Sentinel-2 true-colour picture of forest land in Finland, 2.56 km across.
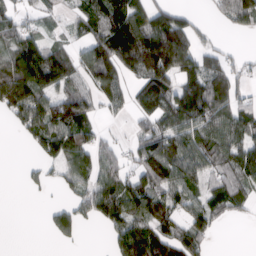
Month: March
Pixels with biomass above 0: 66%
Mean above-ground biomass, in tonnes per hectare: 86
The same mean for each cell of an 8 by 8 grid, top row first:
55 28 54 126 102 81 20 116
90 84 57 159 205 245 46 11
172 133 68 122 124 130 135 47
83 123 139 34 90 127 130 83
4 111 105 35 85 99 115 112
2 29 75 78 119 105 73 96
0 28 73 137 116 80 87 37
0 15 29 60 179 136 60 0
